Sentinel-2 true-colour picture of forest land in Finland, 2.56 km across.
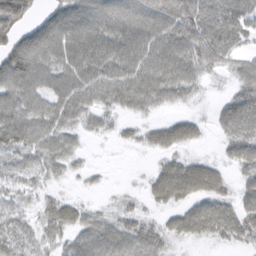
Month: March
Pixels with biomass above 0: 82%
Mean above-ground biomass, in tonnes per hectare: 51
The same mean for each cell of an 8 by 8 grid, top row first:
75 50 83 82 78 83 67 62
76 92 72 70 70 76 69 34
83 57 66 65 85 85 25 40
70 61 62 41 35 22 10 78
64 56 22 10 31 54 10 68
38 31 14 2 11 86 71 29
38 36 38 15 20 39 55 52
55 33 52 66 64 27 28 37
